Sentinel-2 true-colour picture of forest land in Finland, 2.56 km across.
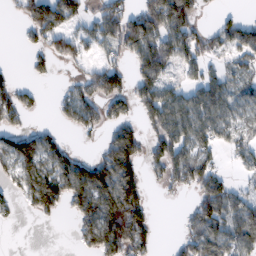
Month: February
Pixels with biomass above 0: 58%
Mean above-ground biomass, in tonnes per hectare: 68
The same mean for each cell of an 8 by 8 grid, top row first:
22 127 59 82 108 146 8 29
4 65 62 59 103 106 60 72
27 16 42 105 81 41 66 48
68 6 99 54 69 106 94 51
95 66 7 85 62 100 67 63
60 109 122 130 50 70 98 23
18 73 88 140 72 3 110 82
0 0 44 130 78 25 98 87
